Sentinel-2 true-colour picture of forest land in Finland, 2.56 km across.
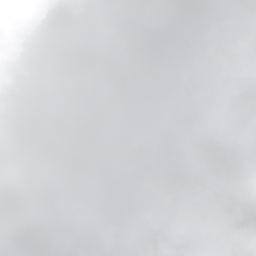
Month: September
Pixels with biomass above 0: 76%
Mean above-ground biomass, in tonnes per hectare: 68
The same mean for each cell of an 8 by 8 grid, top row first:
103 84 69 48 17 69 82 51
74 105 65 64 56 70 3 43
115 100 78 84 79 80 18 73
67 41 7 34 106 91 61 96
89 70 46 64 54 73 71 92
101 63 30 45 122 68 32 36
70 59 29 69 141 137 55 35
50 42 94 112 73 63 32 107
